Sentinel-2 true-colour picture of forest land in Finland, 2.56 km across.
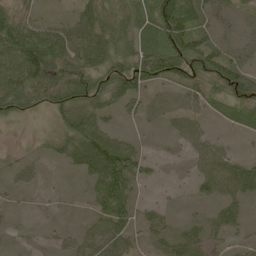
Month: May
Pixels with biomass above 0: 75%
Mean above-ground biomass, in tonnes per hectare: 41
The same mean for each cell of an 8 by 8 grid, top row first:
56 16 43 67 52 88 40 18
101 103 75 77 62 87 57 15
85 89 71 72 64 52 70 69
51 43 78 28 22 13 18 38
5 23 81 74 13 8 21 3
21 6 19 99 27 2 26 51
5 2 2 72 14 4 11 23
5 7 35 67 16 28 28 12
